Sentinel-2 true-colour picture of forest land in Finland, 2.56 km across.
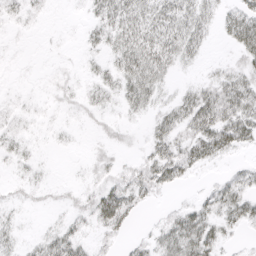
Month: April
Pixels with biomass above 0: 62%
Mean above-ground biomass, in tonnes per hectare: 18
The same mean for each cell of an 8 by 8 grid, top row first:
9 4 3 35 33 38 22 33
2 2 6 24 41 38 10 29
2 4 8 21 41 8 13 30
7 4 9 9 16 30 49 47
10 3 1 10 10 33 45 29
4 2 2 14 28 27 4 17
8 6 12 44 10 10 24 36
11 21 19 11 9 39 36 5
